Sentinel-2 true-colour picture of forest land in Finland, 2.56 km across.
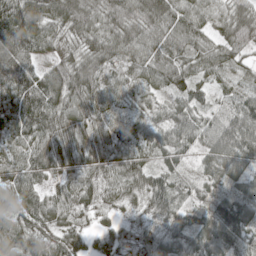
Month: May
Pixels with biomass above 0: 96%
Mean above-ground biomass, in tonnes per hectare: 73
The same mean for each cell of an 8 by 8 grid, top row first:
116 84 88 75 84 88 62 75
119 52 57 76 74 74 58 67
124 110 86 59 60 76 48 43
116 100 86 45 46 53 43 81
80 80 94 82 61 65 63 109
84 64 78 69 70 51 54 68
78 86 58 39 41 58 60 92
91 80 46 48 51 66 80 82
